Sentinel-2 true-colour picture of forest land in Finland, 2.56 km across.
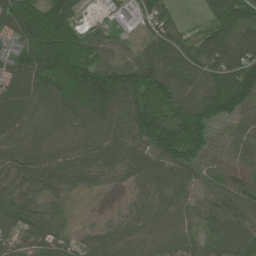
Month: June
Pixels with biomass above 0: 92%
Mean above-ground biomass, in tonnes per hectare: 84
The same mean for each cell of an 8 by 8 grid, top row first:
132 148 41 31 59 29 51 123
67 154 97 49 56 92 111 116
103 110 136 126 120 102 108 135
108 71 99 99 137 110 120 84
74 73 68 81 99 147 80 57
64 90 62 31 69 72 50 63
105 54 2 5 72 71 71 83
65 89 33 61 60 69 77 130
